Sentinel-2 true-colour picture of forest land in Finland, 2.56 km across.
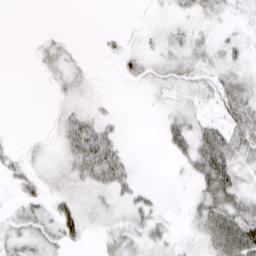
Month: March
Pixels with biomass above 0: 52%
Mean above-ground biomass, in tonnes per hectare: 16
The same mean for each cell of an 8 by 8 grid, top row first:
0 0 0 0 1 8 16 8
0 12 4 7 7 15 16 13
0 6 13 1 14 21 17 22
0 2 19 4 1 16 7 40
4 5 48 33 0 27 54 36
16 12 27 41 1 3 54 28
12 18 23 13 20 1 42 37
20 19 18 21 22 10 28 51
